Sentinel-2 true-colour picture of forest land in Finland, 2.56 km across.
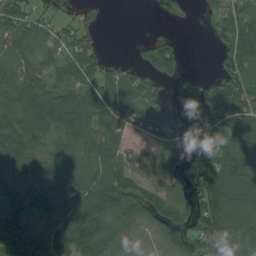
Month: August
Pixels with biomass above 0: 78%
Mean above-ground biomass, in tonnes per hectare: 74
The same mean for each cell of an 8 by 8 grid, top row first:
81 43 33 0 0 11 32 84
53 46 82 2 24 49 9 115
67 54 87 69 53 46 26 116
71 118 106 84 90 62 115 107
75 49 76 67 26 64 61 129
67 76 71 146 36 70 100 99
60 78 98 116 107 109 103 97
93 96 157 101 63 108 99 95
